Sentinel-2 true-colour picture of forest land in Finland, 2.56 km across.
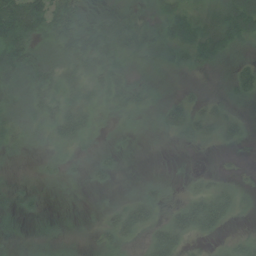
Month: July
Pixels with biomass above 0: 83%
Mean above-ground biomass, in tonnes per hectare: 32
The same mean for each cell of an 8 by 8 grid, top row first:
107 71 50 34 31 46 50 93
79 35 75 49 48 45 62 33
49 41 44 42 25 11 11 40
30 34 49 28 27 45 38 16
29 23 28 15 6 11 16 17
9 18 13 20 10 6 16 7
13 7 5 22 49 32 66 15
10 18 16 36 25 43 13 19
